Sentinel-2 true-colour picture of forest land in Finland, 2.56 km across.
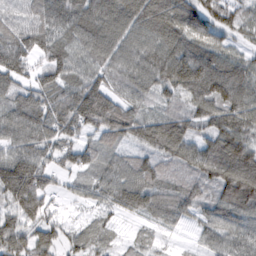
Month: February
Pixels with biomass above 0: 90%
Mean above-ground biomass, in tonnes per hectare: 87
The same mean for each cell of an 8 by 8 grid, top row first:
58 98 116 108 126 131 107 66
110 92 84 95 96 120 93 43
90 89 92 82 90 117 146 108
106 118 154 132 62 66 99 114
89 86 73 58 72 107 80 105
167 77 56 82 77 48 81 142
80 66 18 59 76 83 65 112
85 67 48 33 31 10 45 76
